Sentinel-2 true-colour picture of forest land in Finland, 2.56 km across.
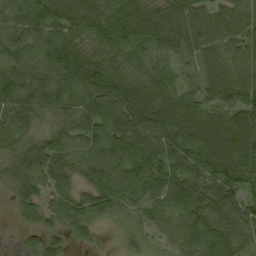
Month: September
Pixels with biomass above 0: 92%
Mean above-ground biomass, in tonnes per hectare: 62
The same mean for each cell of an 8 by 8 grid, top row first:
62 81 100 81 73 66 63 65
72 69 55 59 54 54 61 63
72 47 60 59 52 32 55 60
70 50 61 76 83 69 62 76
55 47 61 84 82 79 88 83
41 60 49 79 88 73 74 83
32 49 62 48 57 73 71 86
9 55 23 3 31 34 68 54
